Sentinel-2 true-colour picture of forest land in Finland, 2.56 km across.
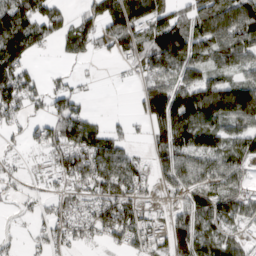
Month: March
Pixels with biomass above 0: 73%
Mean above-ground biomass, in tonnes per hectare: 87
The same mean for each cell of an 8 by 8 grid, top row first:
126 108 54 135 128 69 98 110
169 30 78 54 103 141 101 116
135 31 25 4 52 84 89 80
71 65 68 6 68 173 153 151
17 80 132 103 25 126 120 105
34 54 126 138 88 106 110 91
18 46 70 137 90 71 122 109
18 55 52 66 116 112 97 51
